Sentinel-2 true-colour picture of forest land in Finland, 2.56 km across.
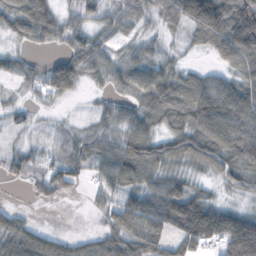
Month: October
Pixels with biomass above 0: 82%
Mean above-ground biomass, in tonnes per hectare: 58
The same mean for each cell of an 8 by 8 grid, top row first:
67 55 40 36 36 79 156 115
23 16 60 33 37 14 51 105
30 63 48 38 74 75 54 60
27 12 9 49 71 89 102 89
21 22 49 63 91 69 99 98
37 59 35 74 63 51 29 67
18 6 1 57 85 121 89 33
75 45 25 62 79 63 72 139
